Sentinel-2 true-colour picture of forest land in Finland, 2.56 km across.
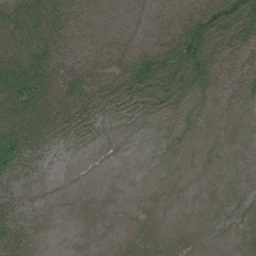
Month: July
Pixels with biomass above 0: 50%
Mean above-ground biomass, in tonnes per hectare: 23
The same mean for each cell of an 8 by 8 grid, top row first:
90 76 21 14 12 24 55 56
75 61 25 25 27 48 51 32
118 73 43 24 41 37 24 20
85 61 37 15 12 11 4 6
75 19 4 0 0 1 0 1
26 1 0 0 0 0 0 0
23 2 0 0 0 0 0 3
36 1 0 0 2 0 0 3
